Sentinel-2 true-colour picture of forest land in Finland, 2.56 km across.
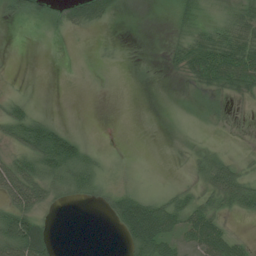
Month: July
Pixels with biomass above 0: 51%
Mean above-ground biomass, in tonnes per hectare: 28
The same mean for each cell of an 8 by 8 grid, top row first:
20 18 62 27 0 19 20 44
0 0 0 9 1 21 65 66
2 0 2 5 1 5 50 57
38 7 0 0 0 2 16 4
41 91 34 1 0 1 15 7
80 60 55 24 12 5 59 56
62 27 6 39 71 54 42 41
102 53 0 1 74 35 64 18
